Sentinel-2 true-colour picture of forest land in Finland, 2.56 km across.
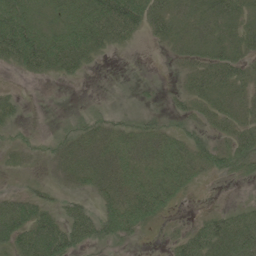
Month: June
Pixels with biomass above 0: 65%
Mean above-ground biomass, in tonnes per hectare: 39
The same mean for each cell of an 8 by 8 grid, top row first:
91 35 67 98 76 41 43 41
113 100 81 28 3 24 37 38
4 15 11 0 5 8 60 40
22 0 14 17 19 21 35 32
17 16 50 52 54 47 36 49
5 11 46 59 50 55 20 22
55 36 33 54 82 15 5 20
58 101 48 35 5 25 74 68
